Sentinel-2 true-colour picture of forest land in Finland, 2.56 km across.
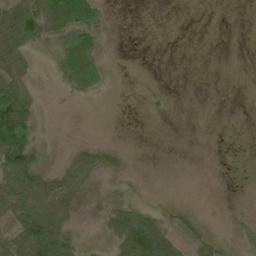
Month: June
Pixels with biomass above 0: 50%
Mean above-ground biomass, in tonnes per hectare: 27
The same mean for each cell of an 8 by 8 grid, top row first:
72 72 88 6 0 0 0 0
58 27 73 3 0 0 0 0
52 5 58 6 0 0 0 0
128 4 0 0 2 0 0 0
140 9 11 9 0 0 0 1
96 38 44 12 2 0 0 1
76 84 19 32 23 9 0 3
68 152 19 35 134 32 19 5
